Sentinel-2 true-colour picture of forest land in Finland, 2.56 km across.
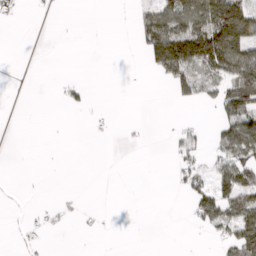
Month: April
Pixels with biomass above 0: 27%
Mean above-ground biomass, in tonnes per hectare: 33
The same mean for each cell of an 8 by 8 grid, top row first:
17 3 0 0 51 120 144 168
0 0 0 0 53 182 170 143
0 0 11 0 1 60 50 106
0 0 7 2 0 0 3 107
0 1 0 1 5 32 21 130
0 2 0 0 0 22 41 111
1 16 11 1 0 0 91 107
6 11 1 0 0 1 9 103
